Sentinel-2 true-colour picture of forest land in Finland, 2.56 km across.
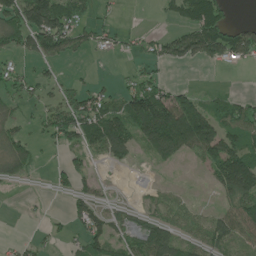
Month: June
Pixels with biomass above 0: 53%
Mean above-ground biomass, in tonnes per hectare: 59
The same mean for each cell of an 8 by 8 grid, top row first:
110 145 49 15 0 48 168 1
67 96 45 28 28 85 151 125
45 30 17 9 48 6 1 0
28 43 101 77 164 192 84 67
73 20 58 116 58 144 120 96
45 12 54 2 6 1 31 186
0 3 57 25 21 35 13 90
10 17 37 73 78 71 58 60
